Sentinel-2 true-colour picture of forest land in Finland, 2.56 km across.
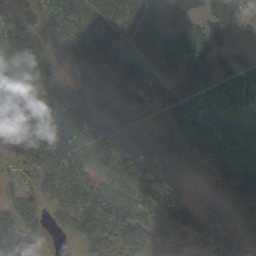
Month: September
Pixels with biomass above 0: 90%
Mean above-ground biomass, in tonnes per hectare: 74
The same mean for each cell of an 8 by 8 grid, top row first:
94 61 90 97 55 38 40 34
59 41 74 85 79 66 47 14
81 46 55 91 78 59 53 55
93 98 67 127 134 74 67 72
27 130 92 75 102 95 55 32
26 114 89 76 128 78 38 102
68 51 104 113 143 121 38 61
87 10 41 88 68 80 123 65
